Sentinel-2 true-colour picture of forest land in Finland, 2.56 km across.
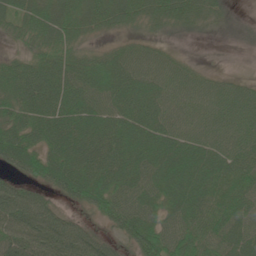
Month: June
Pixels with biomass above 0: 91%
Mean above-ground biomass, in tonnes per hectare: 56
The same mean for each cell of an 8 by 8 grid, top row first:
49 62 61 58 53 58 43 9
19 49 42 26 28 10 2 8
64 68 62 67 58 40 23 18
61 66 71 63 74 46 43 42
78 57 74 77 77 68 57 49
38 71 79 72 60 83 76 57
84 59 37 68 58 58 61 57
71 91 96 39 97 65 66 62
